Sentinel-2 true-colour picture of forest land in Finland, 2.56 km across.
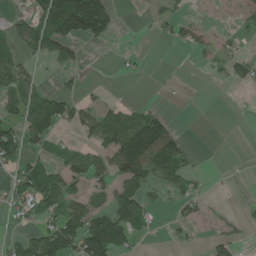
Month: June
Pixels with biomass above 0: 39%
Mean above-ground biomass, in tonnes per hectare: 39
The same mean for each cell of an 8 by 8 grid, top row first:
22 105 212 72 3 33 1 14
38 75 31 5 2 15 21 15
57 6 18 2 4 0 4 32
44 94 47 37 34 4 0 1
69 42 22 58 143 56 0 0
47 50 53 58 61 52 7 2
42 54 58 59 45 23 10 6
43 117 99 121 9 8 15 13
